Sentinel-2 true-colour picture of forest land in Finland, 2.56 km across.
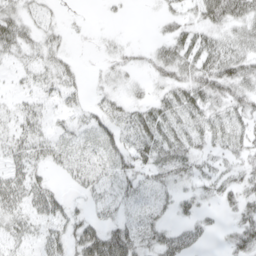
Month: April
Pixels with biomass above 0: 67%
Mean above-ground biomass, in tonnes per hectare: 28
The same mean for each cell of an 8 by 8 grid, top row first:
36 16 2 4 1 20 47 49
33 28 2 11 9 38 40 37
9 24 14 16 11 33 47 49
21 20 21 30 25 32 32 30
36 34 25 44 34 35 22 25
32 19 29 33 26 32 23 26
37 43 15 28 20 26 13 33
24 36 58 79 33 41 11 42
